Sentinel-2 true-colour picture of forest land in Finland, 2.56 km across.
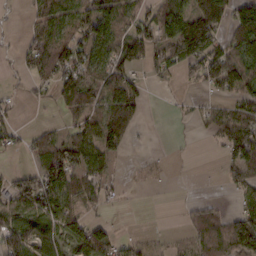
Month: February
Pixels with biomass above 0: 61%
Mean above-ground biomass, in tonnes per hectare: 55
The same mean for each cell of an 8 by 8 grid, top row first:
4 68 68 73 56 78 152 105
19 102 73 69 87 96 93 82
11 55 107 67 26 18 76 96
18 7 70 98 31 6 33 53
24 59 83 79 2 2 4 101
47 97 79 29 7 1 1 53
89 107 45 8 0 3 34 30
90 65 100 65 22 15 66 131
